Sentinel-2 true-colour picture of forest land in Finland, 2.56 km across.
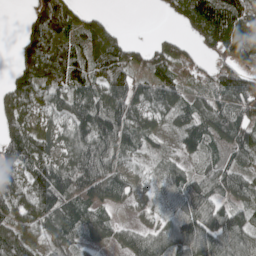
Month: May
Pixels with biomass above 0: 82%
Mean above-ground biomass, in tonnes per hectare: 78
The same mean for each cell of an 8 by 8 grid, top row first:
2 133 54 9 0 48 137 126
20 94 77 102 44 52 47 128
70 91 81 124 58 65 51 117
91 58 113 140 81 73 75 101
108 74 109 93 51 26 56 89
52 148 122 91 31 57 67 66
83 119 107 46 29 44 98 70
101 65 58 49 92 127 120 87
